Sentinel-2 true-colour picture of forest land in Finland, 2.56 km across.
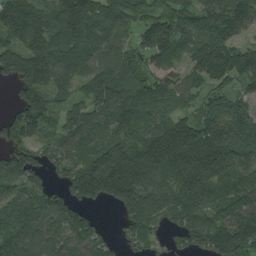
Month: August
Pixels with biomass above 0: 88%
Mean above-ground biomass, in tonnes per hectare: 130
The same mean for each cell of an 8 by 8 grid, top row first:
200 114 220 162 94 124 106 143
124 180 203 102 95 114 147 98
114 130 93 147 131 85 107 102
75 133 91 162 158 87 83 116
97 67 107 153 152 231 226 138
122 71 170 248 178 168 199 129
111 122 72 40 156 134 124 161
124 118 122 51 85 59 142 176
